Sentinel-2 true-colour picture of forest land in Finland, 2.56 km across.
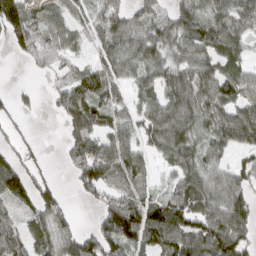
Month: March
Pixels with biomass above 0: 77%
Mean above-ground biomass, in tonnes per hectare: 67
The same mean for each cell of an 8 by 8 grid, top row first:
106 54 43 102 57 62 71 76
43 75 26 72 76 66 74 42
2 16 72 78 51 75 75 72
29 10 92 68 64 91 73 61
42 5 69 77 51 93 67 60
83 29 83 74 46 48 65 58
52 78 9 105 116 104 79 86
75 60 82 97 97 107 119 77
